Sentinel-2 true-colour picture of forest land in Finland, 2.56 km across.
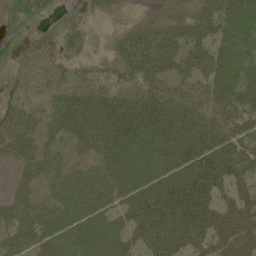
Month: June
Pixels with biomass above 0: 86%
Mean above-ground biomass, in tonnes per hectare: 48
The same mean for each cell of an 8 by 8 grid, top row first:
19 20 19 7 9 24 58 59
11 25 19 17 62 64 62 47
18 20 16 18 41 48 48 41
40 31 83 83 84 73 48 48
48 27 44 69 73 88 78 50
31 34 35 53 52 67 87 49
44 31 48 41 82 104 74 62
35 44 45 45 55 81 62 71
